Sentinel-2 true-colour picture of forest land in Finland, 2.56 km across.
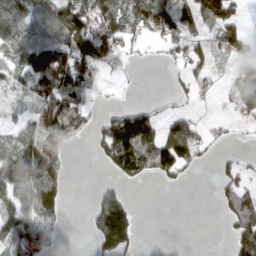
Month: March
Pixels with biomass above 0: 54%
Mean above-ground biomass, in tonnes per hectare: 64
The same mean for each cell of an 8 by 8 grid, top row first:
95 82 127 109 99 100 94 40
75 127 150 91 14 42 47 38
54 172 128 13 3 17 36 52
24 117 78 37 48 30 2 30
78 130 20 110 89 127 34 7
120 148 0 23 50 51 1 51
101 132 1 127 1 0 0 102
102 95 1 126 5 0 0 92
